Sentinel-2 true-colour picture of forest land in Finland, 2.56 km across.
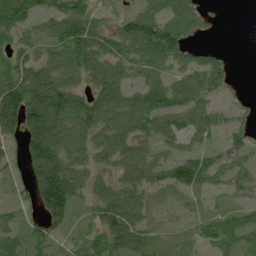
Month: July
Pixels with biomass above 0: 75%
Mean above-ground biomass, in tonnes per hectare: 61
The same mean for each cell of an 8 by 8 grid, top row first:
68 62 87 25 89 69 24 0
40 53 93 46 108 92 29 0
76 101 58 90 50 49 85 3
120 150 97 94 102 71 54 17
29 131 74 84 60 37 27 42
14 156 68 46 74 72 62 52
23 126 27 91 73 21 19 37
31 44 25 75 61 21 40 44
